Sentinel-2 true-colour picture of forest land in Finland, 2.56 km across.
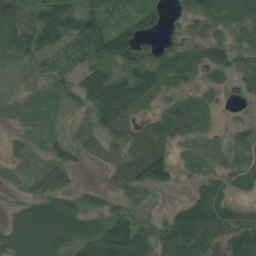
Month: July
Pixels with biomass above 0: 82%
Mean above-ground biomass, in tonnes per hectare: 52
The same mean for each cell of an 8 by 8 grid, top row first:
60 77 85 28 46 14 66 69
53 64 44 106 50 47 65 46
12 25 46 84 84 44 21 41
18 20 27 123 32 59 30 7
11 32 32 54 66 34 27 37
14 61 9 35 106 36 37 38
29 71 48 33 14 31 93 31
93 98 74 148 83 89 71 81
